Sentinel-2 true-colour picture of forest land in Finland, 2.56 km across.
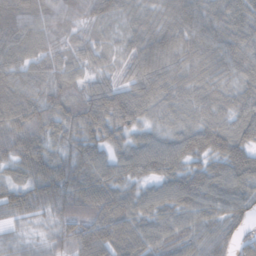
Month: November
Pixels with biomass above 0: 97%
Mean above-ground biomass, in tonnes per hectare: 66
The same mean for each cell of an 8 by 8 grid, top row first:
93 59 46 56 47 73 72 71
76 52 43 34 66 77 69 65
64 59 41 40 75 63 60 54
64 79 78 106 60 54 61 61
71 67 75 61 62 68 81 72
44 92 78 68 63 74 84 89
67 46 69 88 71 74 70 65
27 38 80 96 75 66 66 51
